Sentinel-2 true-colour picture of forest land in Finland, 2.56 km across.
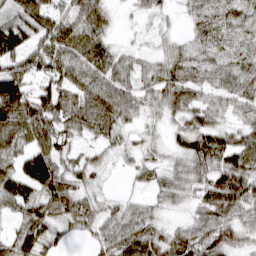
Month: March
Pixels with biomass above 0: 88%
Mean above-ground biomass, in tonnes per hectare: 52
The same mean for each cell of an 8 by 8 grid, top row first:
46 63 61 25 21 12 42 47
82 64 58 38 14 31 36 35
90 60 57 61 40 59 36 54
92 82 86 83 31 42 43 27
51 73 32 37 23 31 77 71
79 109 54 8 31 45 51 92
54 68 65 27 36 21 62 67
59 62 20 64 84 62 69 47
